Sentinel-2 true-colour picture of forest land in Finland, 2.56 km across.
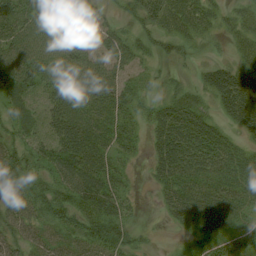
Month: August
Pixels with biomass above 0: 84%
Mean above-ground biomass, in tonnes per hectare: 45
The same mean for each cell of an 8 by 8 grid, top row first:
54 64 51 18 66 46 27 32
66 67 48 53 33 29 10 27
65 56 66 46 17 15 34 53
29 49 55 43 27 56 26 61
49 57 65 39 20 66 54 26
73 50 71 45 6 58 49 55
46 75 60 52 6 40 52 47
37 37 50 74 15 4 41 50
